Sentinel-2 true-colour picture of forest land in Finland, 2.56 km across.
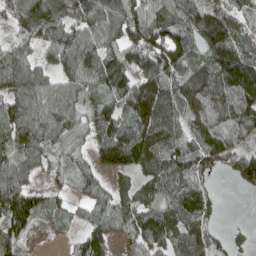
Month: April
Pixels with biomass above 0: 85%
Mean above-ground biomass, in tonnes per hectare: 96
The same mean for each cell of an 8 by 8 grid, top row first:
63 114 86 133 96 107 147 72
65 58 115 95 129 140 143 141
106 63 90 150 161 106 151 224
109 116 74 77 211 94 84 102
89 105 50 165 147 110 114 55
102 33 49 62 61 127 60 83
173 41 32 90 90 101 66 0
73 6 54 69 103 92 88 17
